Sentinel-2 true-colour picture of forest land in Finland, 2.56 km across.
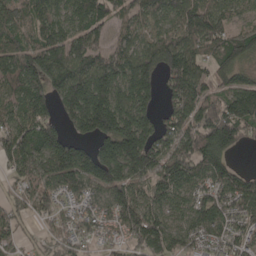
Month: April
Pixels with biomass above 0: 89%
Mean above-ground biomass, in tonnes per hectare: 120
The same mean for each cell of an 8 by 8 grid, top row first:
128 98 116 103 99 130 156 42
129 148 117 81 99 154 123 141
144 166 169 153 162 161 98 88
92 91 178 203 120 104 129 168
159 152 81 184 182 122 200 93
67 99 149 172 119 148 122 100
66 84 52 105 133 76 122 100
71 59 71 59 153 130 88 71
